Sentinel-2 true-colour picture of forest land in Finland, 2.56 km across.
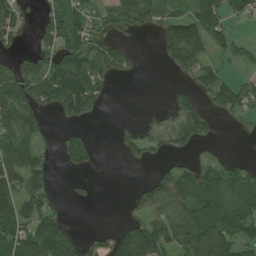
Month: July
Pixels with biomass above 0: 55%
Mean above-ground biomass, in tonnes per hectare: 50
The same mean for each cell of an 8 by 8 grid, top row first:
74 46 53 36 52 52 80 39
23 53 78 53 1 86 54 30
111 110 130 26 1 9 48 25
95 37 76 1 12 55 40 40
82 17 37 7 53 41 21 0
75 43 12 0 5 75 63 49
72 44 5 0 48 78 101 69
61 92 35 43 107 66 116 63
